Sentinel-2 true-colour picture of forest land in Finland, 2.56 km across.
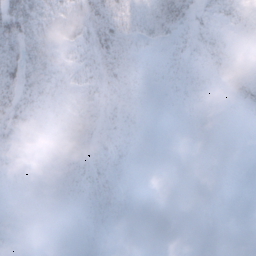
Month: February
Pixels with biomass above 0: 45%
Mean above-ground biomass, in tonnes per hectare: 7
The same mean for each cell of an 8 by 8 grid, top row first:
36 17 23 29 15 18 5 5
26 13 12 26 5 4 6 1
22 13 11 21 6 3 2 6
16 6 11 12 4 1 1 1
10 2 10 9 3 0 1 0
3 2 7 10 1 0 1 0
0 0 3 12 3 0 0 0
1 0 1 2 1 0 0 0
